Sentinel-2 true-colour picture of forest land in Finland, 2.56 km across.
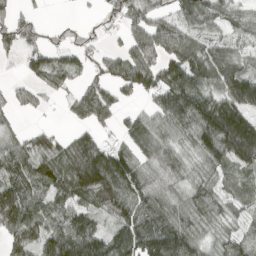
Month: April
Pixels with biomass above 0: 78%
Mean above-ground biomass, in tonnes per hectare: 86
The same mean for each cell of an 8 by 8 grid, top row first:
43 5 5 36 88 70 88 33
63 50 55 26 124 125 79 43
18 73 35 92 116 141 106 131
32 10 96 80 49 135 155 130
61 66 104 48 102 45 124 209
104 111 160 174 78 54 57 63
157 92 83 89 107 67 78 41
88 117 162 105 142 152 48 62
